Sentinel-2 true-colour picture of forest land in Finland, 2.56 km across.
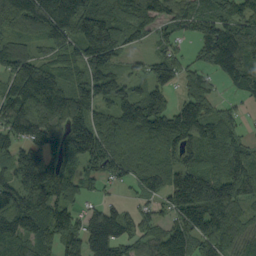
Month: September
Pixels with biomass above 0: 86%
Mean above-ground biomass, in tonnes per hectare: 127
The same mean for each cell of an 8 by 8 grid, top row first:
164 232 219 139 126 95 100 122
101 85 154 187 36 52 103 138
163 169 106 143 89 91 68 112
136 175 170 104 171 143 113 37
132 168 211 110 82 123 111 78
159 210 97 91 119 143 152 157
186 183 65 24 62 143 183 115
145 111 121 125 110 130 117 101
